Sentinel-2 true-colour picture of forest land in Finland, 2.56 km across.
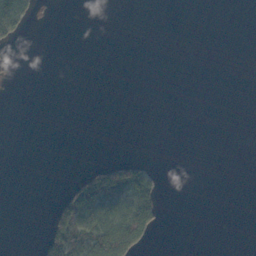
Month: November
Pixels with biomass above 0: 12%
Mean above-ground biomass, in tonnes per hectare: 16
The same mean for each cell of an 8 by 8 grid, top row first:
68 1 0 0 0 0 0 0
9 0 0 0 0 0 0 0
4 0 0 0 0 0 0 0
0 0 0 0 0 0 0 0
0 0 0 0 0 0 0 0
0 0 30 94 54 0 0 0
0 14 124 82 112 0 0 0
0 81 111 169 57 0 0 0
